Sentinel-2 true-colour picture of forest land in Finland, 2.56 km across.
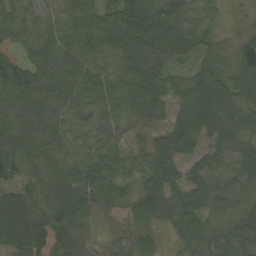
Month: August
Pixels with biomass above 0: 93%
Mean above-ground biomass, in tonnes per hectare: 77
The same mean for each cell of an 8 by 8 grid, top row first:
63 63 91 97 142 79 36 7
38 64 47 105 123 113 40 32
106 46 70 73 107 43 87 90
89 75 62 60 109 81 125 105
87 71 57 63 66 148 80 65
77 72 92 89 55 100 82 88
100 92 103 52 104 99 70 46
91 123 37 31 59 43 71 73
